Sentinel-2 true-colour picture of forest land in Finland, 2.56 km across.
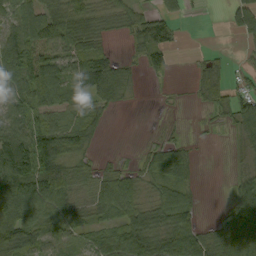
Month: September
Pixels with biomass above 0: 72%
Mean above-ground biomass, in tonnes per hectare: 52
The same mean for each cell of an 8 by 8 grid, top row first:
64 81 71 39 40 30 3 58
102 80 55 17 57 20 5 9
95 94 82 100 15 5 47 15
61 57 46 23 0 5 16 70
110 120 62 0 12 35 3 26
138 109 39 46 43 66 0 27
103 71 44 67 50 83 4 72
95 48 32 48 90 82 57 106
